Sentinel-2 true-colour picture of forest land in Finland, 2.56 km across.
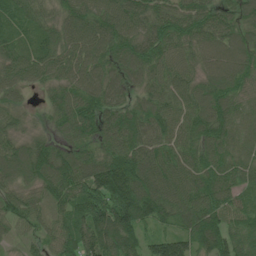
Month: June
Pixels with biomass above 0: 97%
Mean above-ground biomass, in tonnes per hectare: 89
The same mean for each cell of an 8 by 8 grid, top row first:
79 51 92 96 93 101 79 68
69 71 95 120 108 84 68 77
75 67 91 102 82 93 76 86
58 57 121 99 96 89 108 58
67 88 97 95 103 84 102 54
79 110 113 161 113 103 87 67
78 51 107 174 125 105 104 68
26 50 115 126 63 93 120 71
